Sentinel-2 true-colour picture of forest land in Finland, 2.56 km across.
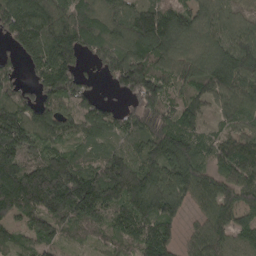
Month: April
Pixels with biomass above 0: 90%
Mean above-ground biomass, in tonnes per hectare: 104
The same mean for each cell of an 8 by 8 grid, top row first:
147 109 99 105 121 112 89 55
72 149 107 110 121 110 100 130
54 143 85 60 148 73 111 140
126 118 86 61 130 87 55 98
161 78 71 60 96 150 72 100
161 187 138 128 118 142 88 107
138 151 140 101 117 74 88 108
56 64 34 54 113 58 104 61
